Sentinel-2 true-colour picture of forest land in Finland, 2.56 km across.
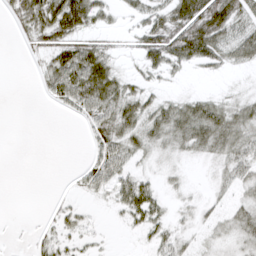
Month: March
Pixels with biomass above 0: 58%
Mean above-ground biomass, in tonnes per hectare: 23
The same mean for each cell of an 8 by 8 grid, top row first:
28 55 62 13 25 48 65 38
2 32 45 15 33 53 49 36
0 25 59 42 17 6 6 3
0 1 23 41 35 38 42 29
0 0 1 39 30 29 37 35
0 0 13 31 19 9 5 26
0 2 12 12 45 11 12 21
1 16 17 2 10 23 14 23
